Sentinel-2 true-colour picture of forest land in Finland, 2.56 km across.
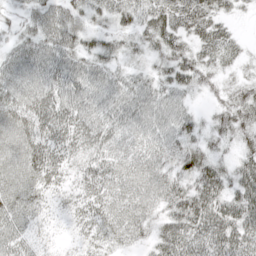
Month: April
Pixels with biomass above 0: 90%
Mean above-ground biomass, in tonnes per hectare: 40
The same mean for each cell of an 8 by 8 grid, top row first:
17 49 33 36 37 52 49 14
33 50 40 30 28 42 40 20
49 51 52 42 32 46 24 23
52 48 46 46 51 45 19 55
57 49 39 41 43 46 33 32
51 43 27 40 46 40 55 38
54 21 28 40 44 45 58 53
48 10 16 32 25 65 62 57
